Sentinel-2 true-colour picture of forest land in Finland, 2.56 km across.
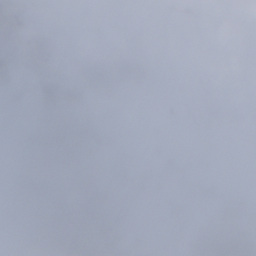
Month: November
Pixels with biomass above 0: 43%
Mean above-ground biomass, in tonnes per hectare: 18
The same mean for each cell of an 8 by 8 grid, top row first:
62 0 1 4 0 6 1 0
43 50 32 65 15 0 0 0
17 35 20 48 20 1 0 0
4 32 56 14 0 2 0 0
3 40 15 15 18 6 2 0
17 27 14 11 13 11 12 0
9 24 28 76 9 11 16 28
10 34 50 51 8 4 41 43
